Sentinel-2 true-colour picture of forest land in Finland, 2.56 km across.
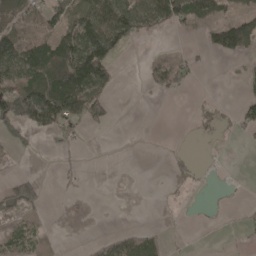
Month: April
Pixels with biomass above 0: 34%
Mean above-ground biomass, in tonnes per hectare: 41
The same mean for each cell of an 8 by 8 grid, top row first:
88 75 64 144 86 80 52 60
138 91 157 110 1 2 32 80
86 113 168 60 19 55 0 11
145 177 139 29 0 0 15 35
34 4 16 0 0 1 6 3
26 1 9 0 0 26 3 1
66 13 2 0 0 1 2 6
39 12 1 24 31 2 2 5
